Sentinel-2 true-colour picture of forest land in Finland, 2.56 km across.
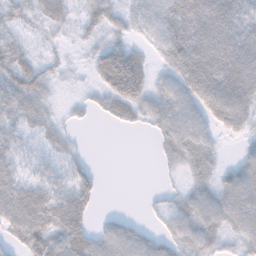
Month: November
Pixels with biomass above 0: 78%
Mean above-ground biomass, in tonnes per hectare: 41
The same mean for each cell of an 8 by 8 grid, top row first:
32 34 28 38 38 57 86 63
40 13 12 35 17 58 84 79
64 33 7 40 29 46 86 87
49 27 12 32 40 52 46 71
40 28 11 0 0 46 30 19
42 36 51 0 0 12 34 70
64 61 61 2 6 36 57 71
33 71 71 66 47 43 48 36
